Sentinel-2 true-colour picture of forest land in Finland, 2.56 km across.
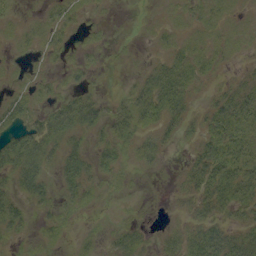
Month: September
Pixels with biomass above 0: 63%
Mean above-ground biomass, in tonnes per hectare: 16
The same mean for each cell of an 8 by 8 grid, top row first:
4 10 9 2 1 6 10 6
5 13 8 4 1 14 12 7
4 9 10 1 16 40 10 8
22 19 39 17 30 28 18 33
32 29 14 22 16 9 29 36
28 16 34 10 3 4 39 37
19 15 12 1 2 3 21 24
9 8 7 12 12 18 40 26
